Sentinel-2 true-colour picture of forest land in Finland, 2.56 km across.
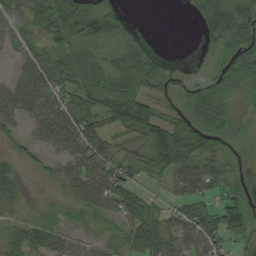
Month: August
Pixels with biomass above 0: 79%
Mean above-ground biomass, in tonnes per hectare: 45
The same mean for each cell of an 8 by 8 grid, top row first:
47 69 83 51 0 0 46 69
29 45 54 23 19 0 14 56
43 77 59 64 53 13 39 63
53 51 64 63 71 23 78 26
22 35 60 41 54 95 48 21
40 22 60 65 30 52 74 20
28 21 40 47 48 38 53 60
43 51 29 34 67 56 80 21
